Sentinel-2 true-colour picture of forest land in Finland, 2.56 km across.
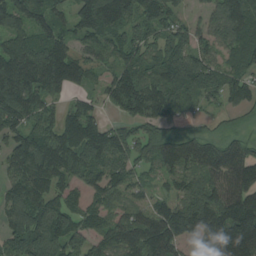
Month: August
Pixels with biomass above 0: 88%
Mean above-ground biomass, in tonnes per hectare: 113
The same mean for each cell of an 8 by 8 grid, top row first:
131 97 118 177 106 59 68 146
128 148 70 98 108 116 72 102
182 150 66 85 132 177 106 72
162 87 98 34 112 75 30 39
97 129 166 147 84 102 89 70
100 140 108 122 51 95 126 138
126 123 74 71 71 127 181 178
129 176 103 109 136 117 200 224
